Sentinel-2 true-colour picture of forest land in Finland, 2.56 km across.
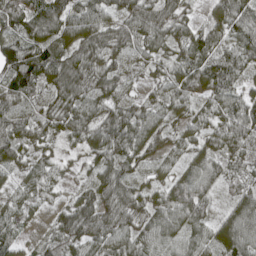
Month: May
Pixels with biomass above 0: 96%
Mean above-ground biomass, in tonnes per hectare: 71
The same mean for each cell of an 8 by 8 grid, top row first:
88 105 98 74 84 68 40 84
101 95 80 66 62 64 81 72
105 81 82 72 31 75 90 62
73 57 76 65 67 53 61 122
79 39 46 90 77 39 59 90
37 50 28 80 33 52 88 61
53 34 80 75 67 116 62 86
52 42 73 78 66 77 66 126
